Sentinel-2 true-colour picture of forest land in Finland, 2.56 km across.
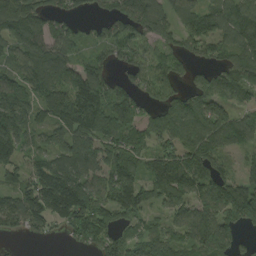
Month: August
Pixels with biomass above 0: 82%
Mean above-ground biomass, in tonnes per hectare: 103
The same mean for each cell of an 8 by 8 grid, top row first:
145 84 29 76 146 84 103 121
97 108 56 90 69 78 77 127
92 132 100 69 88 76 85 137
140 97 185 126 66 111 138 75
118 68 111 109 91 102 105 69
76 151 119 133 102 152 124 70
119 152 190 162 114 93 95 169
19 27 92 109 91 69 129 54
